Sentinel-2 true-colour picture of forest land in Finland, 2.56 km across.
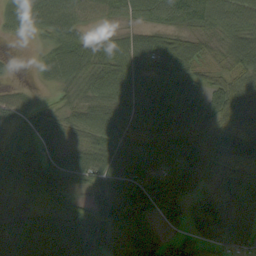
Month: September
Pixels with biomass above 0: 91%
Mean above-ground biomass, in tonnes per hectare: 75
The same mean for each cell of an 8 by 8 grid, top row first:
54 84 65 54 59 77 91 75
0 37 90 66 83 105 51 101
8 22 85 106 92 93 48 82
73 51 63 97 108 92 82 77
66 69 62 96 87 93 92 98
107 109 70 86 84 64 56 67
57 74 69 80 67 65 82 83
93 103 110 99 100 41 53 74
